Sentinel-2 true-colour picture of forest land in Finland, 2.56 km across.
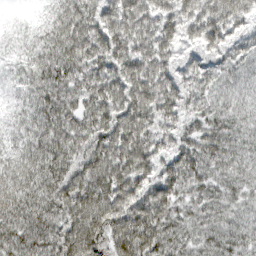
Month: March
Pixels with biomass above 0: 98%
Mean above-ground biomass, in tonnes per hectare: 71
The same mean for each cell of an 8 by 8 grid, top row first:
10 38 79 73 79 73 81 67
45 72 84 82 76 64 63 52
44 74 68 76 89 61 55 55
50 81 76 84 90 62 63 60
62 84 72 90 85 60 74 66
85 77 73 86 70 73 61 59
84 76 91 91 90 63 64 52
72 71 96 82 90 64 59 68
